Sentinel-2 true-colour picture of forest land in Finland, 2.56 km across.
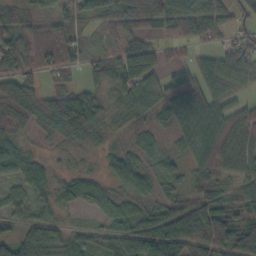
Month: October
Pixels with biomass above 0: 85%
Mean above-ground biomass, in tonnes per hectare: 56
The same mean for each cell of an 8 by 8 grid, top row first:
53 44 80 80 131 114 85 29
87 100 51 30 70 31 36 62
98 32 21 59 78 33 61 51
78 72 81 34 43 58 87 52
46 13 25 22 29 23 80 63
35 33 29 39 45 30 47 45
39 35 22 30 29 70 71 42
59 74 43 43 95 134 110 83
